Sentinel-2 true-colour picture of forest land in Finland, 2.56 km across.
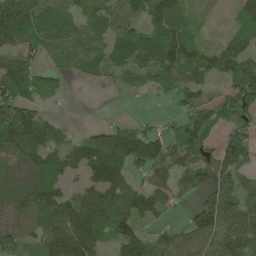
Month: May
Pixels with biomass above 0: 77%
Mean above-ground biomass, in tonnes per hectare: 87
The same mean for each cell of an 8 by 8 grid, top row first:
138 73 60 72 75 76 14 58
88 52 53 77 101 113 49 80
148 52 25 34 43 61 56 119
155 28 0 4 6 41 88 119
156 106 63 123 145 113 65 113
95 121 50 134 65 107 97 67
102 132 131 156 116 27 120 111
107 111 163 80 95 93 118 124
